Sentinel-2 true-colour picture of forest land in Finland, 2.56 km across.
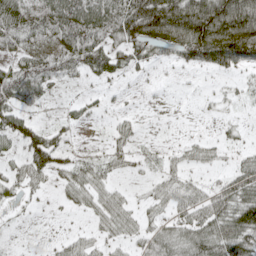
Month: May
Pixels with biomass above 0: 66%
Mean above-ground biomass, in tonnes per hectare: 54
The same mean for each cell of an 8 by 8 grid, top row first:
80 93 109 104 181 157 207 173
42 33 88 66 60 90 179 170
84 58 26 38 11 5 8 25
66 10 22 14 9 4 9 10
41 80 12 31 13 15 27 21
41 51 50 29 14 34 20 68
12 5 24 55 23 48 76 99
4 8 30 30 44 66 83 106
